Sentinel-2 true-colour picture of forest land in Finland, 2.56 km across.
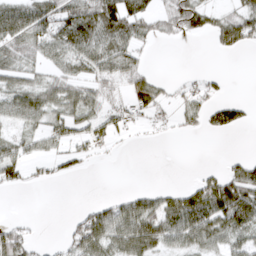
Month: March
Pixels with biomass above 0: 54%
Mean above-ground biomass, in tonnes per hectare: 34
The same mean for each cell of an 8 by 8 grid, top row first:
63 59 72 71 46 57 36 48
57 56 63 59 17 2 6 36
42 35 39 36 38 8 16 0
52 52 49 31 31 21 40 32
35 27 27 20 2 1 0 0
30 15 12 0 0 0 22 55
0 0 9 39 53 62 73 76
51 5 53 57 64 43 47 40
